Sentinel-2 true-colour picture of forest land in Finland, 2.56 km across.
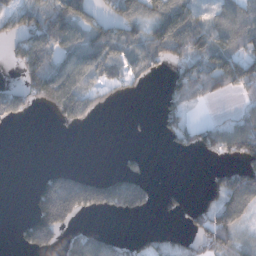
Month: December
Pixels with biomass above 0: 50%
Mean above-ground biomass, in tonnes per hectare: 67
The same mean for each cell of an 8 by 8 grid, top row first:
80 98 102 65 80 133 41 74
64 125 129 115 85 115 104 73
28 168 117 65 28 66 103 112
86 39 105 9 2 59 4 34
0 0 0 0 1 33 67 120
0 58 77 57 54 0 27 129
0 180 142 102 76 24 65 120
19 108 90 57 36 32 68 57
